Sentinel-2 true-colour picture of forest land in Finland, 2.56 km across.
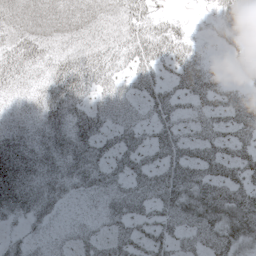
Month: May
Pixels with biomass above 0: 82%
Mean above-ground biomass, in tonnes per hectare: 33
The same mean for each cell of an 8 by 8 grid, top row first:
20 24 24 21 33 13 8 98
33 25 28 30 43 41 8 32
25 28 49 31 33 32 38 15
10 35 30 30 22 30 30 56
35 31 38 33 32 39 38 40
57 37 40 34 42 45 41 39
41 31 7 30 30 49 59 59
13 14 20 29 31 27 40 42
